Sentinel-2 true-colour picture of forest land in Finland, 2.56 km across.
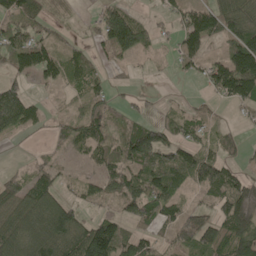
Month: May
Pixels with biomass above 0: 69%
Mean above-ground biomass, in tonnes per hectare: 77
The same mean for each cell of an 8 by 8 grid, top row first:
85 36 4 126 21 53 126 88
147 90 33 86 67 53 55 124
61 56 57 34 5 11 62 185
139 25 53 52 21 26 27 29
10 22 68 74 161 101 56 43
45 72 36 85 105 109 134 76
111 132 61 46 114 73 52 154
125 146 150 176 81 65 98 122
